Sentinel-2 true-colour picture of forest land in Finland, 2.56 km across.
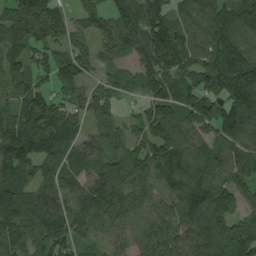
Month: August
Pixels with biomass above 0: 91%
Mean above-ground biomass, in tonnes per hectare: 111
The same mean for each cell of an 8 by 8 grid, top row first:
121 131 69 108 169 75 148 153
85 90 59 89 147 151 117 186
85 54 96 72 124 121 108 223
91 118 79 49 65 109 98 153
158 123 84 60 94 147 93 124
109 90 91 123 113 142 103 90
137 127 109 135 92 119 159 78
118 133 86 74 73 101 141 146
